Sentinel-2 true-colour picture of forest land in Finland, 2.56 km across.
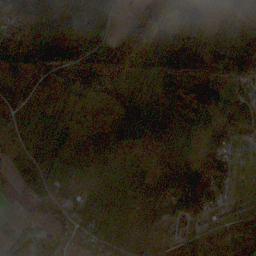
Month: October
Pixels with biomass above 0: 84%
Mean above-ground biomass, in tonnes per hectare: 86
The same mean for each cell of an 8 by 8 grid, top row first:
104 205 203 72 171 151 77 88
46 188 224 215 235 201 141 114
44 69 72 81 39 92 115 53
76 50 45 61 80 77 68 54
80 83 52 83 39 95 44 28
72 99 46 37 61 112 100 6
10 97 74 57 65 75 55 16
47 55 30 87 57 45 71 123
